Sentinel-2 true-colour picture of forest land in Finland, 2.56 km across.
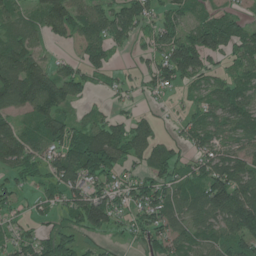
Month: June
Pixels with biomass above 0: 75%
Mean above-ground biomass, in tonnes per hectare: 62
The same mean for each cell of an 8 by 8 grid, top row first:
52 97 77 83 68 49 47 28
71 25 43 48 25 106 99 63
104 107 62 27 31 65 48 55
66 99 24 24 19 11 62 79
76 74 102 88 62 33 58 47
44 57 89 58 47 54 97 78
35 30 88 78 86 65 96 125
52 75 35 18 48 69 62 89
